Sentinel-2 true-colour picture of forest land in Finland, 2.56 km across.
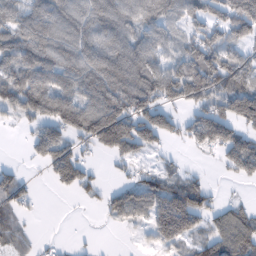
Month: February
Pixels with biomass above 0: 69%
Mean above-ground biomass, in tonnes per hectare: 91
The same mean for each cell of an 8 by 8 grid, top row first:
99 145 102 142 95 72 87 174
123 123 124 146 109 65 122 68
124 128 133 170 159 156 141 96
94 134 124 174 126 58 102 137
2 121 52 146 97 25 92 104
52 38 105 10 60 62 17 49
54 0 4 70 102 197 80 49
46 8 3 0 20 117 80 114
